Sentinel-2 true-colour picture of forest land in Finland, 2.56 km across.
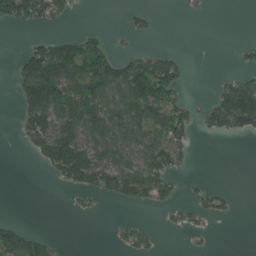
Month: July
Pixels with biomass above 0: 39%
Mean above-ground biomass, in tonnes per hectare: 48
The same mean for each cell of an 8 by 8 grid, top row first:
87 85 6 0 23 0 3 0
3 87 84 39 12 7 0 13
44 146 119 107 115 83 2 50
23 137 95 89 91 72 52 181
8 127 120 86 79 72 0 1
0 18 126 111 95 36 4 0
0 0 15 4 27 32 43 4
104 32 0 9 38 0 10 0
